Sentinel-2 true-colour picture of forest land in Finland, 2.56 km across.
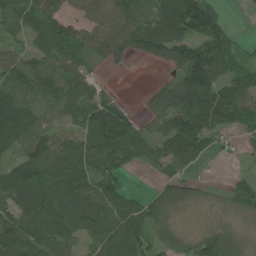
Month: June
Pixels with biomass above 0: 79%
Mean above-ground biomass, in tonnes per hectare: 63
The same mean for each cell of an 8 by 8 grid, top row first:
41 64 40 81 60 127 116 5
34 67 62 55 67 93 110 30
53 66 57 5 1 57 124 66
92 36 93 140 18 115 113 81
58 83 73 106 56 102 51 23
81 91 74 71 6 37 5 15
71 82 61 70 54 24 10 29
107 85 47 93 66 42 73 21
